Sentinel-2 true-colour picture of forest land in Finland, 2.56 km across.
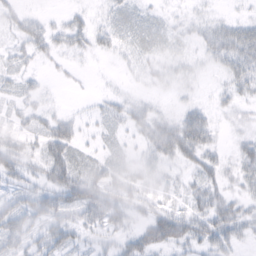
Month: February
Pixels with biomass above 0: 65%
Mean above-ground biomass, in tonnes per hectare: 24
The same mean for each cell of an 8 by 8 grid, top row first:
24 10 15 22 22 8 10 9
20 29 19 18 24 13 22 44
22 6 4 2 8 15 3 28
14 16 7 20 24 15 25 12
21 45 22 15 18 60 36 16
29 37 37 34 21 10 27 22
44 46 42 41 21 22 37 23
37 37 16 16 40 49 35 22
